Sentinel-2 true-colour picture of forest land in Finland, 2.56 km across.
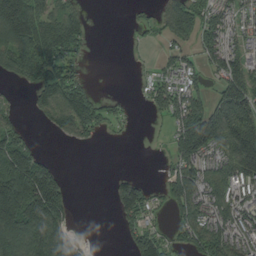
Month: August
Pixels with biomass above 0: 59%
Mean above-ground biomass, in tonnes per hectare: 87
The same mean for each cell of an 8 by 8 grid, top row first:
247 90 58 0 18 142 79 65
139 130 44 0 10 51 77 67
55 106 42 1 18 78 44 144
27 78 139 42 8 124 138 170
111 3 31 4 1 92 158 202
218 148 0 19 12 107 115 140
214 210 2 31 96 76 135 115
209 204 58 0 109 45 135 114
